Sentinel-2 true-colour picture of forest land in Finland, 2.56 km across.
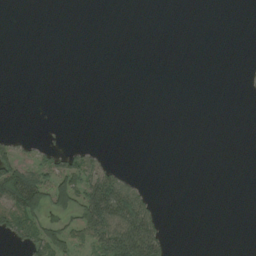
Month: August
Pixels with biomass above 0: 17%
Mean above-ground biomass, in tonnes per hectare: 18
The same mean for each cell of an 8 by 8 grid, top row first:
0 0 0 0 0 0 0 0
0 0 0 0 0 0 0 0
0 0 0 0 0 0 0 2
0 0 0 0 0 0 0 0
21 8 7 0 0 0 0 0
111 58 66 46 2 0 0 0
93 49 79 133 64 0 0 0
29 76 40 112 130 2 0 0
